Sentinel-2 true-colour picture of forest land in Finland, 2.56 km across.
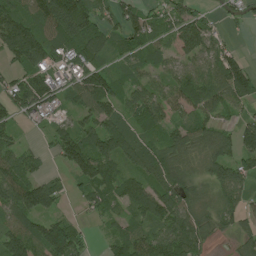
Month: July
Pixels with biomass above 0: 81%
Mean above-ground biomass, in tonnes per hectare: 84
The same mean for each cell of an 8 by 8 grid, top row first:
96 171 208 57 79 90 48 40
136 111 134 62 81 68 104 21
71 104 99 78 59 79 115 157
84 62 62 76 119 68 86 43
48 40 140 113 65 78 65 97
102 44 88 90 73 87 60 91
108 69 23 58 92 114 37 59
91 142 67 46 80 122 54 35
